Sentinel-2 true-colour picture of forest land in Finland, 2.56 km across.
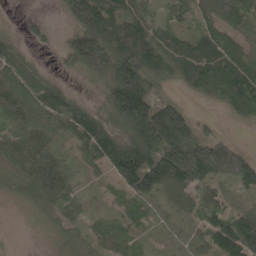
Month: May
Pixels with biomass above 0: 88%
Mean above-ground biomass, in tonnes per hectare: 91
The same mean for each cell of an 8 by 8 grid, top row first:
2 11 127 139 88 55 78 105
48 13 173 174 152 100 125 74
99 49 25 163 185 58 137 139
99 89 95 113 232 153 7 63
91 62 68 137 221 229 121 33
83 91 25 61 200 217 139 135
8 52 29 27 51 45 87 59
1 18 61 58 22 18 73 161
